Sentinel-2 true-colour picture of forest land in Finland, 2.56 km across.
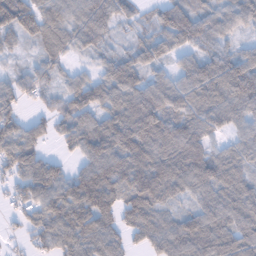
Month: February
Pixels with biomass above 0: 88%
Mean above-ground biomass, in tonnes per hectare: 75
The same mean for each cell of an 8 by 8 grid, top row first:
111 62 77 75 21 81 33 38
27 49 45 35 64 64 64 43
50 42 50 90 72 63 117 145
50 44 100 82 135 84 86 85
101 37 84 99 104 114 67 54
65 107 67 91 99 96 98 72
31 80 99 84 97 38 81 92
12 76 105 79 61 107 108 92
